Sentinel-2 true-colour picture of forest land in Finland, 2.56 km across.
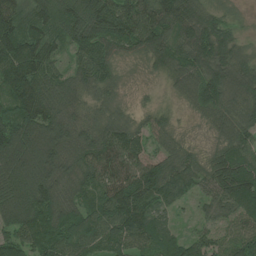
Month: July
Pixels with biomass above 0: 93%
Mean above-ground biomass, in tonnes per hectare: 93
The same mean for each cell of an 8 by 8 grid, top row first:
82 121 172 143 112 166 92 16
120 89 101 87 91 96 144 57
133 85 72 59 10 77 133 114
125 112 58 43 26 23 87 91
185 106 78 108 56 35 24 95
126 92 70 100 131 100 89 149
136 112 81 125 108 41 35 86
102 129 111 105 87 68 58 70
